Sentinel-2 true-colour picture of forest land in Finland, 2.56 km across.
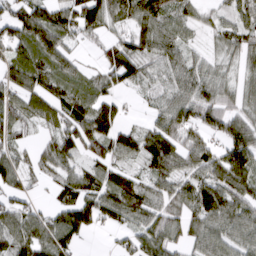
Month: March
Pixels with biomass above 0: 81%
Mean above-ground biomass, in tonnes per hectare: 73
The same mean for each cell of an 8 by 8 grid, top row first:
80 82 105 70 96 66 29 60
76 100 27 68 81 68 26 67
79 103 56 70 59 72 72 44
83 79 94 76 20 86 101 66
47 41 98 102 99 100 75 121
68 41 65 63 55 76 88 120
65 38 111 95 90 62 109 83
87 99 49 12 82 59 75 67
